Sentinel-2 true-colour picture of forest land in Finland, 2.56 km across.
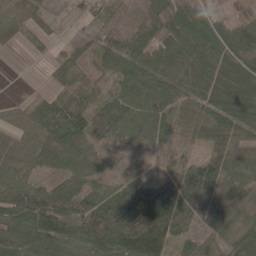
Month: May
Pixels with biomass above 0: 88%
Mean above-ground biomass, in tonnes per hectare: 61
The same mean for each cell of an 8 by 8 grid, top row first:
57 33 21 68 92 86 45 21
17 19 38 68 80 67 57 46
0 9 59 44 64 60 61 59
24 75 82 66 50 71 53 62
44 82 80 36 32 77 50 64
76 41 70 33 47 96 91 61
81 81 60 89 135 123 64 38
69 72 58 99 149 69 41 63
